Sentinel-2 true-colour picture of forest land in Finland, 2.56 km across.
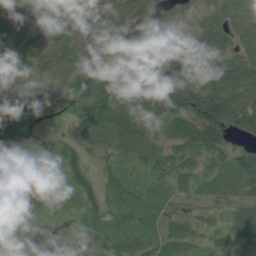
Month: July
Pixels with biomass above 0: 89%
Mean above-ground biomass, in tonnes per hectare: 61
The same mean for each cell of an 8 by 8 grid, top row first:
85 81 54 75 49 37 53 56
85 112 100 45 65 64 83 68
61 75 61 72 84 81 107 123
96 47 57 92 63 82 133 121
37 25 53 47 64 59 78 27
112 44 54 26 26 55 32 57
146 25 33 32 24 22 22 34
80 33 25 32 28 34 22 35
